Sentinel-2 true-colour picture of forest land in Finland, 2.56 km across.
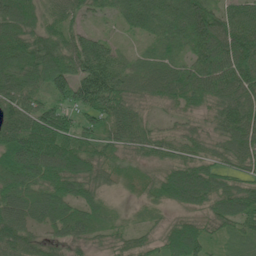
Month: June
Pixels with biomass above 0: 95%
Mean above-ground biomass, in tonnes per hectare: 76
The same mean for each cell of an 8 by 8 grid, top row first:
114 48 37 27 86 83 87 91
100 91 92 48 16 42 121 134
97 101 119 124 58 83 100 116
102 103 81 91 39 37 53 123
117 146 92 64 62 55 51 87
103 97 99 43 41 97 90 60
90 93 67 18 19 43 68 91
93 51 53 33 38 89 60 36
